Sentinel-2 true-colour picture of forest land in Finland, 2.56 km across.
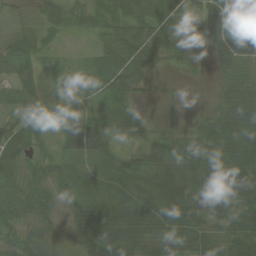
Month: August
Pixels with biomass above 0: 90%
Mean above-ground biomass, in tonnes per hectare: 42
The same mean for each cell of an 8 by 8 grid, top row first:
17 39 30 44 61 49 46 54
41 15 6 55 78 36 22 72
40 27 25 65 29 4 9 54
34 48 30 46 15 11 30 69
49 31 83 38 36 33 60 67
37 31 24 49 55 42 68 80
47 30 41 48 53 82 36 57
29 20 39 52 34 49 41 56
